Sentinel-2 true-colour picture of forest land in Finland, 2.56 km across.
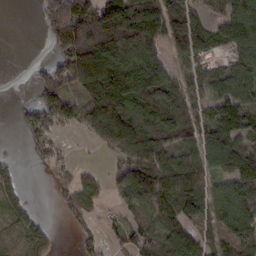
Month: February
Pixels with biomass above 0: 71%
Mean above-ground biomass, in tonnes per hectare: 93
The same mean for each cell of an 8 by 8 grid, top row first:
0 115 154 156 173 123 54 129
0 34 195 179 123 81 82 46
0 113 144 198 208 82 69 94
20 134 84 198 129 98 75 136
3 54 4 100 121 96 103 90
29 18 60 55 173 149 92 134
48 5 66 20 110 143 124 132
21 40 41 28 101 156 88 145
